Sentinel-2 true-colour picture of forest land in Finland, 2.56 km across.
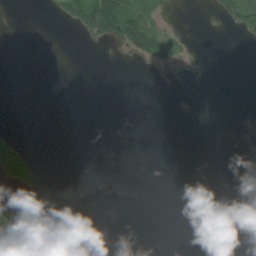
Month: July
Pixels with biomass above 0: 12%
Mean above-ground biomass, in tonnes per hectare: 12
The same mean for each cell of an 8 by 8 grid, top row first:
0 5 53 124 47 13 8 61
0 0 4 23 77 40 2 1
0 0 0 0 2 17 0 0
0 0 0 0 0 2 0 0
33 0 0 0 0 0 0 0
95 0 0 0 0 0 0 0
17 0 0 0 0 0 0 0
121 2 0 0 0 0 0 0
